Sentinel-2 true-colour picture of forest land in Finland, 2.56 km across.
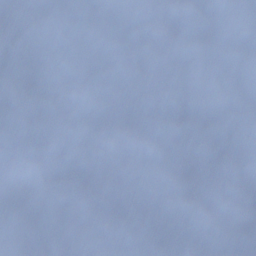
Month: December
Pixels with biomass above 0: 78%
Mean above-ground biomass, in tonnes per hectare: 92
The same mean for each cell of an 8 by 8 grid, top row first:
3 32 58 100 107 78 125 10
6 59 43 110 12 38 99 12
41 70 68 110 20 82 66 24
137 139 124 190 37 119 66 19
98 82 112 179 135 110 60 26
51 58 122 144 103 46 98 133
83 92 163 141 166 97 152 158
170 96 142 71 208 118 182 79
